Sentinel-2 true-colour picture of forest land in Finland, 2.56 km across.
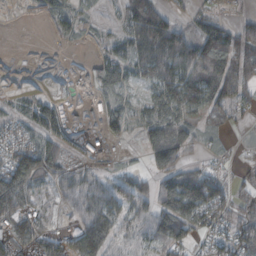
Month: October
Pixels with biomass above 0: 68%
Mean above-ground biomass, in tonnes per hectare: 62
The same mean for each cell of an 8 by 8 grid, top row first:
0 10 16 8 114 29 45 21
0 1 4 28 82 85 103 93
0 0 5 62 36 86 137 142
38 65 1 64 37 91 88 49
93 69 18 23 43 102 17 13
182 90 62 42 43 118 100 37
142 17 81 89 66 143 133 61
88 69 103 90 63 109 48 99
